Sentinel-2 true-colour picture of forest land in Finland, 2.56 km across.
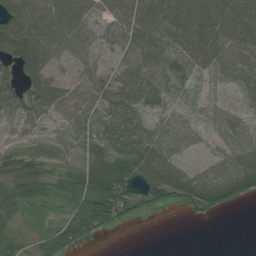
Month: August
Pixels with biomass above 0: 79%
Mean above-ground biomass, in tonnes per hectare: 46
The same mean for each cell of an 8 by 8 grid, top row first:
109 74 59 41 77 89 87 86
93 73 51 32 63 62 76 69
58 70 27 56 66 37 22 51
66 51 27 57 40 24 15 20
19 23 26 34 42 37 11 28
41 41 48 84 43 51 37 72
48 22 54 73 37 35 65 18
30 49 53 2 0 0 0 0
